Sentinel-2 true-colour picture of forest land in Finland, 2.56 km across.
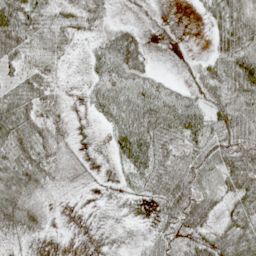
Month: May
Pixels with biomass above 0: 72%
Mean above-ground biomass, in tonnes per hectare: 38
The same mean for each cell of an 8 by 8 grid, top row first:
74 27 28 21 10 0 25 59
60 37 6 54 40 2 11 59
28 38 3 37 35 19 54 64
63 50 7 53 74 60 54 59
65 64 12 27 65 37 52 77
70 57 21 6 37 66 39 66
100 28 1 0 3 70 44 43
28 8 0 0 19 36 54 46
